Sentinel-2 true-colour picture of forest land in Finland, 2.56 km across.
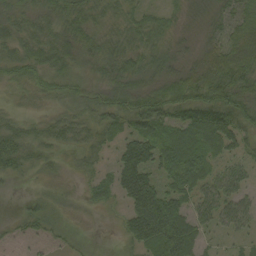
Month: September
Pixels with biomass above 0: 89%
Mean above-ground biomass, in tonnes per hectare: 39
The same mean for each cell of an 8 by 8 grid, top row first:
33 35 40 26 28 20 30 45
37 45 39 35 40 25 34 62
28 35 31 38 42 53 61 63
22 21 30 46 60 47 71 54
48 36 32 23 76 74 59 34
23 15 17 37 76 73 44 38
8 24 13 14 89 61 46 44
10 14 9 3 66 96 16 18
